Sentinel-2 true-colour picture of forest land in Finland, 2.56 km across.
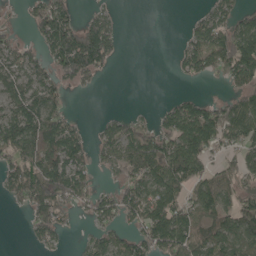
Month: May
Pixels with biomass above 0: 61%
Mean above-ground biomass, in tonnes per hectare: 76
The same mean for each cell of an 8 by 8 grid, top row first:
12 103 37 25 0 0 61 67
64 86 178 73 0 17 135 160
74 69 68 4 0 13 34 91
88 107 5 13 13 102 107 118
116 135 78 96 115 129 109 91
102 136 78 33 115 114 79 77
16 119 42 75 131 122 105 102
0 43 16 71 106 138 109 110
